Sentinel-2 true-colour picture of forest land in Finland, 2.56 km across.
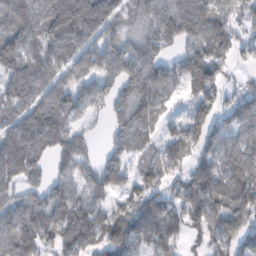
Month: February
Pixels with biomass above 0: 83%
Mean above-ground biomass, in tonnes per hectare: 112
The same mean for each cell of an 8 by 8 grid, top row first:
123 178 249 130 87 187 140 64
146 111 120 105 127 85 155 69
142 108 100 100 156 100 169 29
73 129 66 79 109 23 115 126
127 121 83 57 75 104 95 97
92 90 102 120 73 67 141 142
74 125 130 85 138 99 168 147
104 87 156 172 122 97 88 106
